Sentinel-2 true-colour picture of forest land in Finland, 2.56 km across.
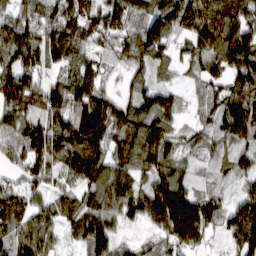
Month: March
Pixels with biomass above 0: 92%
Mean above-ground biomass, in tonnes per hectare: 103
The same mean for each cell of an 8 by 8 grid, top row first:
78 74 118 112 106 130 140 117
129 152 110 78 122 58 109 149
171 67 130 16 53 29 86 113
156 148 173 133 110 59 54 150
92 160 194 108 131 80 62 89
56 86 130 119 79 99 49 61
106 72 107 115 128 176 113 45
95 78 83 106 33 121 57 106
